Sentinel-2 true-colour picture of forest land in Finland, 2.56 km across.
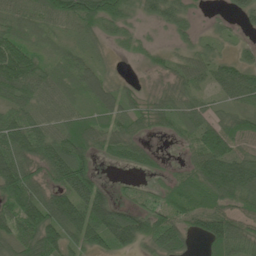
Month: June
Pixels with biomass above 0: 82%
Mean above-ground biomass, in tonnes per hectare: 61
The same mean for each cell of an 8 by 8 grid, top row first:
53 75 103 81 31 52 8 28
82 23 30 16 23 22 23 15
113 68 69 32 7 41 46 83
59 57 55 71 55 65 47 59
88 87 92 55 30 13 98 57
123 56 105 5 17 34 116 110
97 104 94 84 39 68 73 58
80 94 63 76 72 76 65 67
